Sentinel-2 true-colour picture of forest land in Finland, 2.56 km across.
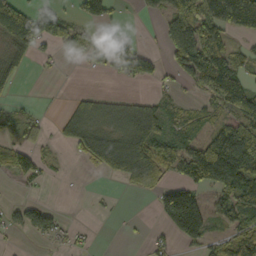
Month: October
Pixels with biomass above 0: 51%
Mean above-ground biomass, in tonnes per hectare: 57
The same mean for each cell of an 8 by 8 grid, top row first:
148 84 43 33 17 88 103 141
69 29 51 64 34 93 96 30
29 3 1 14 44 35 101 67
16 4 50 43 63 34 38 89
48 23 76 84 118 69 106 170
43 17 3 43 113 45 143 146
27 38 0 4 0 172 71 100
6 24 14 0 10 47 58 104
